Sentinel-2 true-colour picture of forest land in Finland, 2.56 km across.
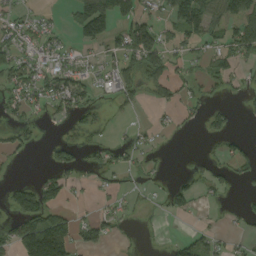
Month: September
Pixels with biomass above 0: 43%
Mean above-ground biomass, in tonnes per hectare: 45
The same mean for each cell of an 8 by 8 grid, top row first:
30 13 98 121 69 116 83 104
63 45 35 45 142 46 48 84
60 68 55 67 67 57 38 25
36 31 49 9 7 27 40 12
37 19 29 22 18 1 8 26
5 36 24 24 18 13 36 31
82 92 8 22 7 41 10 17
83 251 47 25 5 25 38 17
